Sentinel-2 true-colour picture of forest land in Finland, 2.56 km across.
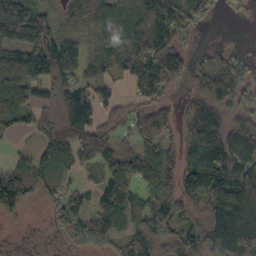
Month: October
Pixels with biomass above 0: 79%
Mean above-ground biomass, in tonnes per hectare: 101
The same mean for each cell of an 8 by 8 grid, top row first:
171 65 69 139 190 156 47 14
123 149 71 138 194 127 22 12
132 121 83 63 145 97 150 122
97 61 121 73 87 72 171 100
4 76 98 79 91 83 180 162
88 87 39 113 116 108 148 138
75 39 57 119 96 102 92 169
4 7 70 82 141 107 138 171
